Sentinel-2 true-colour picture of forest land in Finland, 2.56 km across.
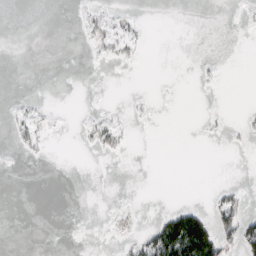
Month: March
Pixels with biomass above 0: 10%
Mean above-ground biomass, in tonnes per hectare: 7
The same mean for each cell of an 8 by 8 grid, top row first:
0 0 4 10 2 0 0 1
0 0 1 12 5 0 0 0
0 0 0 0 0 0 2 0
6 2 1 2 1 0 2 2
7 3 2 12 0 0 0 2
0 0 0 0 0 0 0 0
0 0 0 0 0 21 17 21
0 0 0 1 28 150 108 44
